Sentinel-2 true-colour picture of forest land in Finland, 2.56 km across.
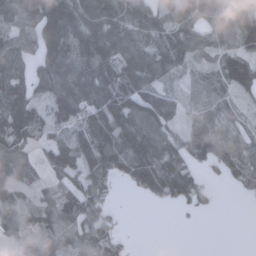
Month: January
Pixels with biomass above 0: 76%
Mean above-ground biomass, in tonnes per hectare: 83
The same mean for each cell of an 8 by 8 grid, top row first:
80 150 118 115 119 98 75 116
87 112 116 110 108 112 64 98
88 119 134 134 108 29 64 152
130 76 94 152 148 76 51 32
114 65 75 148 142 81 109 72
81 42 66 70 102 142 21 97
82 66 111 29 1 19 16 1
59 81 75 61 0 0 0 0
